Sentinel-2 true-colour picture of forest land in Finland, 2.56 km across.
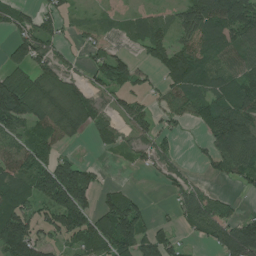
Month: July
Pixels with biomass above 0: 69%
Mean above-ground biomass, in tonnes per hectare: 75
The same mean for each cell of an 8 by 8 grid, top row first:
56 57 14 54 52 67 152 204
57 62 27 28 55 79 70 78
104 96 46 102 34 69 67 79
147 118 102 44 50 49 64 97
93 80 17 34 42 21 40 119
115 134 135 1 7 35 17 51
119 90 141 110 48 45 78 15
197 56 91 113 83 38 47 202
